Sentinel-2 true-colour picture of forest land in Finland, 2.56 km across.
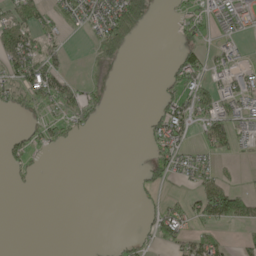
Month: May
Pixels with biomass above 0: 36%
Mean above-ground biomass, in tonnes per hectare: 28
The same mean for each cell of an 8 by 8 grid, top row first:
54 32 41 84 49 12 33 44
79 41 1 45 0 22 29 17
50 93 16 4 0 53 47 42
14 29 65 3 5 67 57 42
30 31 7 0 14 62 49 31
14 1 0 0 16 19 36 9
0 0 0 0 11 34 80 84
0 0 0 2 14 48 45 14
